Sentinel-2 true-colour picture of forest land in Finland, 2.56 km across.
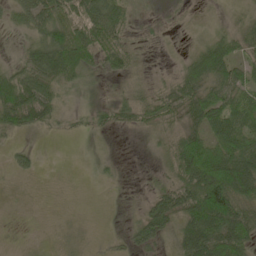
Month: May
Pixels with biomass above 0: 68%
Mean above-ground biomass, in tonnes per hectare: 40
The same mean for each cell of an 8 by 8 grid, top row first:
39 65 58 72 7 4 4 11
10 82 95 68 15 3 48 38
69 69 44 20 14 41 62 46
82 51 15 31 47 50 76 66
10 1 1 2 4 63 72 68
10 0 0 5 2 63 130 111
0 0 0 2 22 70 159 92
0 1 5 6 43 36 109 94
